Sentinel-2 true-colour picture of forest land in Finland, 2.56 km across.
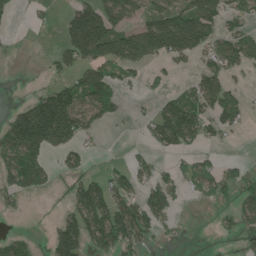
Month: June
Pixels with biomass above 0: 49%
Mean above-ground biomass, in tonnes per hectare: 73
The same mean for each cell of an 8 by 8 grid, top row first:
14 12 145 145 78 135 122 57
3 6 167 156 161 154 89 115
1 28 83 87 32 13 91 22
54 188 131 52 16 138 86 73
150 122 56 2 25 106 31 3
119 53 64 56 53 47 81 49
17 6 122 140 107 37 8 75
74 37 145 124 71 13 0 38
